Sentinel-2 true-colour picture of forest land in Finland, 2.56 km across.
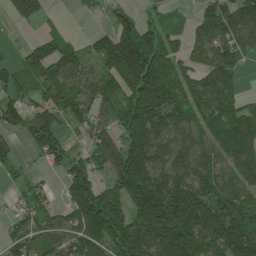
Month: June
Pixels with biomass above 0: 78%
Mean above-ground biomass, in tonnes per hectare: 114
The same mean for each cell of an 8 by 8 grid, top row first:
73 31 6 52 44 27 97 126
19 97 63 176 193 65 92 88
84 117 119 132 215 117 97 42
91 124 89 76 231 136 105 106
32 107 28 85 236 132 109 156
23 20 139 119 248 145 140 110
36 59 142 150 220 218 181 124
72 82 140 153 173 250 153 186
